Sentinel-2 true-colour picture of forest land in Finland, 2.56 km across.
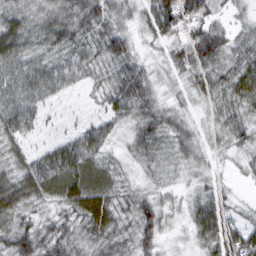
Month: March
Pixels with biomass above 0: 95%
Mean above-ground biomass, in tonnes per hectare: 46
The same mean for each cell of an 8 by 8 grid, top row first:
46 49 68 44 39 98 52 17
61 45 46 58 20 49 85 43
58 59 31 48 55 34 49 67
69 19 8 42 49 33 25 45
35 30 71 28 55 41 29 37
53 76 78 43 21 15 25 14
55 28 70 57 48 25 64 21
65 54 42 52 42 13 57 77
